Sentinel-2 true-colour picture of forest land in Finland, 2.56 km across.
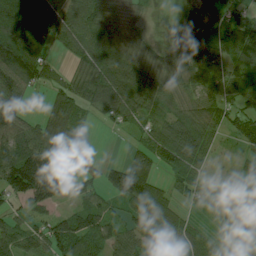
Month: July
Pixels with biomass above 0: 81%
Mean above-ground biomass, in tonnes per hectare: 77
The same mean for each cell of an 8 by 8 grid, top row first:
158 118 92 34 22 28 127 70
144 66 81 81 45 70 120 111
112 50 66 139 92 61 94 73
79 54 65 83 80 66 81 86
107 107 78 1 53 135 66 49
154 130 69 49 88 61 41 28
38 53 63 36 98 49 53 114
87 89 92 77 68 81 48 28
